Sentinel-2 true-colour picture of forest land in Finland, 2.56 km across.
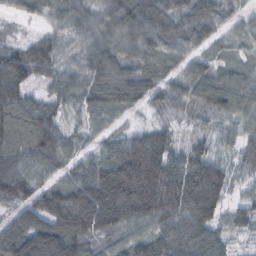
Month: October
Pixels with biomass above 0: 95%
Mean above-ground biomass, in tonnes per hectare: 90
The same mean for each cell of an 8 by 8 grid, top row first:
32 44 80 109 117 94 78 61
44 86 62 103 114 71 61 25
51 53 67 92 100 77 101 59
110 78 39 80 41 37 77 77
114 103 50 55 133 51 52 56
130 55 87 102 197 137 172 47
91 132 166 180 160 140 162 52
154 169 99 52 85 116 91 22
